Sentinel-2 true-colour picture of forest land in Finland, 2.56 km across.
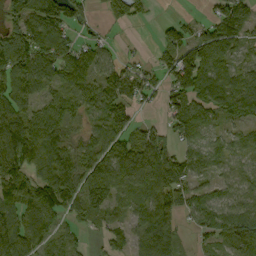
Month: September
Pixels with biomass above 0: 78%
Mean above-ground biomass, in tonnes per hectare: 76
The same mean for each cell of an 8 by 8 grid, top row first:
65 118 53 50 28 13 27 101
138 131 72 22 7 88 106 44
111 73 112 100 45 80 91 55
99 76 58 86 12 65 67 82
187 134 56 69 98 48 58 50
112 114 81 110 128 90 39 58
107 90 52 56 83 82 63 71
120 48 32 47 87 65 42 113
